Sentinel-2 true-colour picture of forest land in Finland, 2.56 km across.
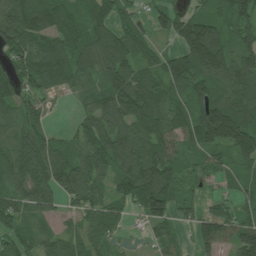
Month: July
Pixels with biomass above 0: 86%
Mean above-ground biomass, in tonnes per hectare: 97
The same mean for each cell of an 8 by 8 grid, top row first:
130 162 79 91 50 98 96 112
105 127 85 141 92 69 208 113
105 135 83 111 98 107 109 140
79 34 41 121 123 88 160 184
65 84 79 125 109 79 115 155
90 132 113 84 148 91 51 71
100 75 76 80 104 89 35 56
69 56 75 43 21 53 106 119
